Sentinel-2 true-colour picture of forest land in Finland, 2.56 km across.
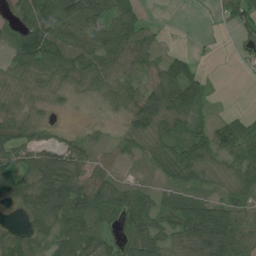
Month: July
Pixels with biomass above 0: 79%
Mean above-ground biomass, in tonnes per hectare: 60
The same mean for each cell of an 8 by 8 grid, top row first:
62 128 98 81 31 0 2 58
71 116 77 83 66 10 4 17
41 37 41 63 55 98 25 1
38 24 5 22 97 88 20 17
57 39 32 32 53 68 81 96
90 112 68 47 13 58 44 66
31 125 84 72 71 95 98 58
82 70 108 52 88 51 108 85
